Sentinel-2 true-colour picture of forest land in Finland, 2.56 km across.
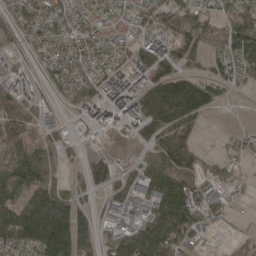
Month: April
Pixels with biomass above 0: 75%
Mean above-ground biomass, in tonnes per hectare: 97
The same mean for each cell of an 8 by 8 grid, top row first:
72 86 60 42 58 101 78 88
44 65 68 54 128 121 110 159
80 43 85 101 118 172 86 61
122 43 49 101 199 275 70 1
113 66 20 11 68 198 6 35
153 82 35 87 88 141 68 27
144 281 88 66 72 172 109 13
170 281 190 98 150 148 30 35
